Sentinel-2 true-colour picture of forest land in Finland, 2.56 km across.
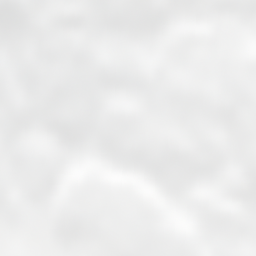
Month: September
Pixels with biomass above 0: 72%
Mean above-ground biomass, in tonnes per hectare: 98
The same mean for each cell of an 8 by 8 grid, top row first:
97 52 51 55 104 47 49 86
14 77 100 90 120 234 164 111
29 96 143 96 158 150 178 187
61 99 113 98 189 222 186 139
68 46 19 100 136 186 174 108
49 84 86 59 50 81 80 102
32 41 94 81 106 19 154 68
13 11 62 130 135 131 72 105
